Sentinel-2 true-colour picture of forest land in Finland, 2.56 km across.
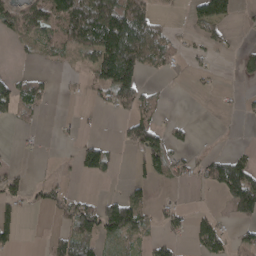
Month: April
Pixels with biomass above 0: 41%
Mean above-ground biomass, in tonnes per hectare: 49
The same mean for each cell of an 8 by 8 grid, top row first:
83 97 165 169 106 4 85 20
12 35 71 200 132 37 27 18
40 15 13 164 51 3 9 17
41 5 3 30 54 1 0 11
6 1 42 24 106 24 3 6
28 10 29 20 45 39 60 128
30 35 81 104 62 31 11 97
31 17 93 45 30 26 88 44
